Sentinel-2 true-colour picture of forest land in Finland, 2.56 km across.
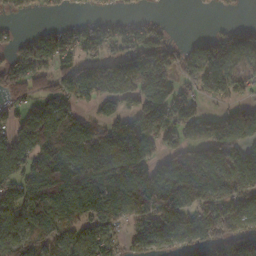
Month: November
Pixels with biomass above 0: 75%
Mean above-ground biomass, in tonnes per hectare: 99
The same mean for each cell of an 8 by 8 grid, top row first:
21 20 20 28 27 1 5 7
65 109 76 59 112 56 100 94
94 80 101 116 134 72 107 91
60 118 62 72 124 103 47 79
119 145 117 138 125 77 110 109
95 200 158 163 137 159 129 107
139 149 136 115 141 155 139 116
116 97 94 72 109 105 128 170
